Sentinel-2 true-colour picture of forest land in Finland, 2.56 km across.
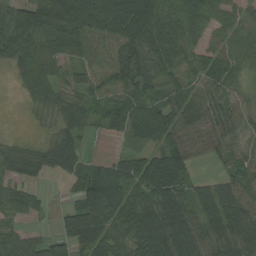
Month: August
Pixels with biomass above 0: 86%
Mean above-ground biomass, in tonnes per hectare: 69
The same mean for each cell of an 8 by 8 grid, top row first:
81 117 157 142 122 95 93 48
98 67 59 69 110 83 59 60
24 57 47 73 83 37 69 35
0 41 54 73 80 76 73 41
25 41 46 8 47 83 66 57
56 29 65 96 109 103 17 67
75 17 76 92 81 90 70 68
57 47 83 78 97 112 54 71
